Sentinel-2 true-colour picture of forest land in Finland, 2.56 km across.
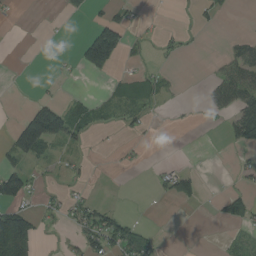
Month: August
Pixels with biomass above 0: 27%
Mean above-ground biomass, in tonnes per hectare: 27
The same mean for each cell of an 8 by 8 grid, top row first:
4 0 9 28 6 2 14 1
0 1 46 143 12 16 0 40
0 4 4 19 35 6 14 79
5 119 38 18 23 2 17 71
88 87 21 2 6 0 0 53
82 7 8 1 1 45 2 16
65 16 37 16 0 5 2 49
142 2 36 69 48 0 0 16
